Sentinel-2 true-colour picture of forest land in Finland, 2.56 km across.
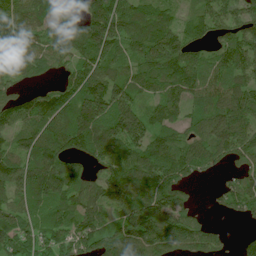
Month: July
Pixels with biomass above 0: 88%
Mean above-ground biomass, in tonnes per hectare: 94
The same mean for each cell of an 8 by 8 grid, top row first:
112 77 130 159 88 42 77 80
109 65 105 114 110 135 45 95
65 25 98 97 74 110 76 70
91 103 133 123 81 67 99 99
62 128 129 130 98 85 110 103
110 140 81 96 108 105 28 55
90 88 121 87 157 127 14 67
83 68 114 116 139 122 67 29
